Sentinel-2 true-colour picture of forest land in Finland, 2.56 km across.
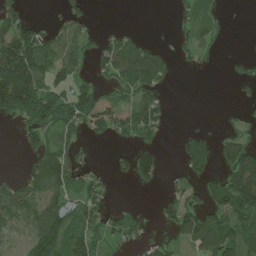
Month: July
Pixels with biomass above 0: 52%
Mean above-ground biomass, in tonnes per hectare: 59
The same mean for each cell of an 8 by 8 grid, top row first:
61 4 38 0 0 13 42 0
148 92 65 63 52 31 29 1
233 94 52 49 97 7 0 27
100 130 105 63 91 4 0 14
11 80 45 19 43 18 46 94
21 141 68 24 67 21 49 158
96 91 66 23 11 65 70 133
34 110 90 43 33 62 115 98
